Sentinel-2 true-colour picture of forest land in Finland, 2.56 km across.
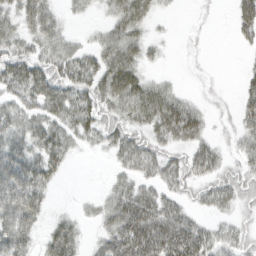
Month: March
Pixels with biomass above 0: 68%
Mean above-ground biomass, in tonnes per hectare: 38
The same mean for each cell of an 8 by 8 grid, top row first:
40 45 10 32 39 3 4 42
34 40 26 52 34 3 3 10
59 64 56 61 34 6 6 11
44 51 64 40 54 59 16 29
52 60 24 37 45 32 26 24
87 51 0 14 30 45 38 42
94 26 8 42 63 37 27 28
75 35 28 46 80 79 42 32
